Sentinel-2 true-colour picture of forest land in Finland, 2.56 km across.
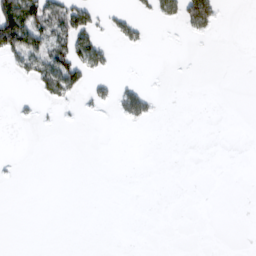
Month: February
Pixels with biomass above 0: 13%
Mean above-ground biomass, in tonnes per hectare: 15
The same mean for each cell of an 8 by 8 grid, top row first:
131 96 70 31 13 40 62 0
100 64 88 19 11 0 0 0
10 101 52 20 3 0 0 0
4 3 8 13 36 0 0 0
0 0 0 0 0 0 0 0
2 0 0 0 0 0 0 0
0 0 0 0 0 0 0 0
0 0 0 0 0 0 0 0
